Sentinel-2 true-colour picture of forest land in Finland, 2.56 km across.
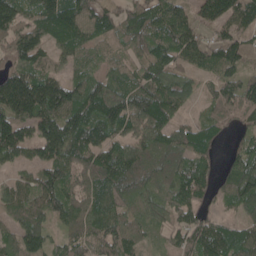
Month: May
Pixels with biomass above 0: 91%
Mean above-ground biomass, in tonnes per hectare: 81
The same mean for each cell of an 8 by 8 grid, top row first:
97 112 116 58 91 75 66 91
82 68 75 55 67 88 66 81
131 101 69 75 71 88 36 64
123 119 115 112 112 63 37 73
130 140 115 75 88 80 70 46
37 81 72 86 82 84 71 120
80 97 82 65 52 75 40 76
75 62 64 88 47 37 103 87
